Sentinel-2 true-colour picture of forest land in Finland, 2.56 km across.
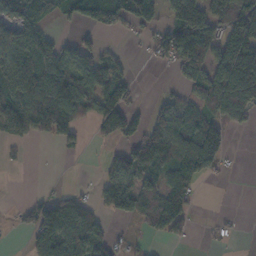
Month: November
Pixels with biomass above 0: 54%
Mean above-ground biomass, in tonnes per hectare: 62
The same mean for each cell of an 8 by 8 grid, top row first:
67 47 66 83 69 87 87 145
95 74 42 10 15 109 86 126
91 117 105 73 1 21 97 147
111 171 95 81 24 78 78 80
23 19 27 25 58 92 158 1
0 1 1 74 79 67 54 1
13 94 70 55 84 81 0 1
0 106 116 46 11 26 7 6
